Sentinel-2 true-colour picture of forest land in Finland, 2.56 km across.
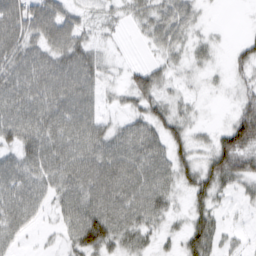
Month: March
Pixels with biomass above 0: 81%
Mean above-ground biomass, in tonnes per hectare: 44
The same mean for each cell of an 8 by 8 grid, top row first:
68 68 27 15 34 56 5 0
65 54 54 8 9 31 17 23
64 68 68 11 42 15 8 18
64 66 61 12 46 33 3 41
53 64 63 60 70 46 27 88
57 55 68 74 68 50 67 56
58 26 69 74 70 20 49 10
29 6 68 66 34 19 69 11
